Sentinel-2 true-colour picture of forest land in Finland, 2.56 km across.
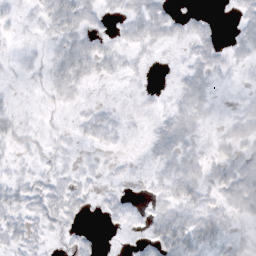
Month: October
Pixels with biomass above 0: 59%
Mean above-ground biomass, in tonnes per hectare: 11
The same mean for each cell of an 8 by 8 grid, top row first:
4 20 23 8 22 7 5 12
2 6 25 11 12 5 13 13
3 13 20 7 3 8 15 4
7 3 5 4 2 17 11 10
10 5 5 6 5 25 10 18
7 8 7 4 3 18 16 31
16 19 9 6 5 20 16 22
13 6 6 1 12 38 27 12
